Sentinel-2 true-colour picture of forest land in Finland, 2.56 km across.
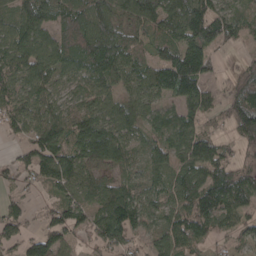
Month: April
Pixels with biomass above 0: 83%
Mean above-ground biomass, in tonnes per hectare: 79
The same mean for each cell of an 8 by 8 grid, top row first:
95 80 108 108 116 116 109 61
103 97 131 136 52 99 82 23
82 98 73 92 85 146 64 58
73 84 76 74 73 59 56 110
25 115 119 153 49 72 71 56
41 76 90 54 49 65 89 81
38 36 59 107 72 69 90 68
73 95 32 78 38 77 44 33
